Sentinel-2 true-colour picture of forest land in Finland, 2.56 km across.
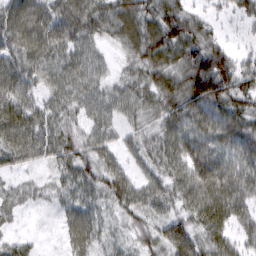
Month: March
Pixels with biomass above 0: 93%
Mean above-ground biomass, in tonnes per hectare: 60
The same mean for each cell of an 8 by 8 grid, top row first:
75 77 94 75 74 81 32 40
69 90 59 29 92 86 78 24
78 55 68 32 60 73 139 76
80 51 49 47 50 78 78 75
82 61 54 39 48 72 66 66
25 24 61 63 41 63 94 73
31 16 59 41 54 46 86 64
28 5 65 35 43 88 63 45
